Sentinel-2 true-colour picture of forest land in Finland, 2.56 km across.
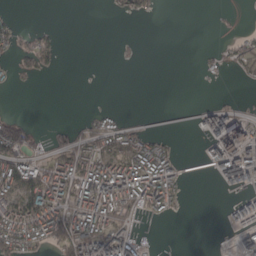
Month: March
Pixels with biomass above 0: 38%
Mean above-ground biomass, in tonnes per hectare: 42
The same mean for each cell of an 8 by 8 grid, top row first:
8 0 0 6 14 0 4 1
40 49 0 1 2 0 10 33
15 6 0 0 0 0 8 14
4 0 4 20 1 2 50 38
109 27 70 69 71 16 59 128
111 101 122 121 117 55 11 118
101 126 96 111 65 27 0 54
107 72 120 115 23 1 0 39
